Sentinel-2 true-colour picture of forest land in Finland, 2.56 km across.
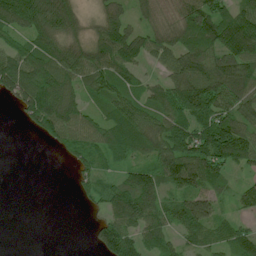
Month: July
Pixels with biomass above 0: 77%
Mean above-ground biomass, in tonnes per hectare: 82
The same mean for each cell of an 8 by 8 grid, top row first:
137 162 72 82 57 78 123 118
70 99 81 145 103 99 111 159
124 120 85 98 48 107 153 125
27 145 92 76 90 110 108 92
0 29 74 98 92 134 136 134
0 0 36 42 104 134 105 25
0 0 6 88 114 78 87 34
0 0 0 134 80 44 50 67
